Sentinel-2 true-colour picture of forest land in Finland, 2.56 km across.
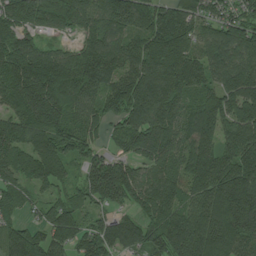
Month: July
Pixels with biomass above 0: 93%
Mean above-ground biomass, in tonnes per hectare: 146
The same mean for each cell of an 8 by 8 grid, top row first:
167 208 164 170 145 141 95 89
218 82 118 148 143 200 123 178
196 233 176 127 164 152 102 179
146 223 113 95 177 140 170 162
153 149 117 54 162 127 135 160
130 164 69 180 121 116 202 190
97 76 81 77 134 116 192 244
133 120 107 135 106 170 199 164
